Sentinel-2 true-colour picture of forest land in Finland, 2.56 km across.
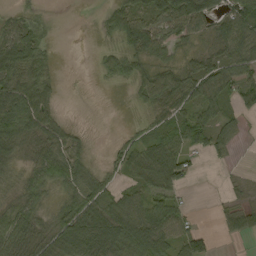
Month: September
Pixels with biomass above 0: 72%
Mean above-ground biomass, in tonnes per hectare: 50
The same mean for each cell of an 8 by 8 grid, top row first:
35 10 0 47 61 88 68 82
87 27 0 22 53 41 30 90
78 42 0 27 61 69 79 69
101 58 0 1 25 61 46 41
73 78 28 15 55 64 55 14
30 68 69 27 60 73 0 12
52 38 86 73 62 43 2 42
72 65 99 111 101 59 26 19
